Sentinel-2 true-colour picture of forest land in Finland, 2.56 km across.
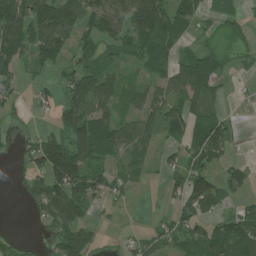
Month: July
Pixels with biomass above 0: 60%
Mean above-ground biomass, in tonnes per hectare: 52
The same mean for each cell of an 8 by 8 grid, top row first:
93 109 81 80 151 80 21 20
94 86 47 50 68 50 28 26
36 16 72 69 26 65 77 9
21 14 88 54 56 52 57 4
16 83 104 89 54 29 89 6
14 97 103 39 23 30 72 39
1 68 63 11 1 35 47 26
19 26 104 3 35 48 84 98
